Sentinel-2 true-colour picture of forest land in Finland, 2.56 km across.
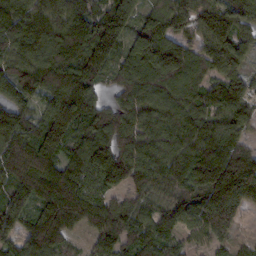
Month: February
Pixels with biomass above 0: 93%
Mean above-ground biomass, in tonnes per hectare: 132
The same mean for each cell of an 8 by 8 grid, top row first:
160 127 125 170 102 153 154 145
102 161 172 134 190 154 129 111
147 145 186 79 147 163 110 98
141 123 169 103 132 130 105 113
152 177 119 162 129 118 153 104
129 154 133 157 120 110 149 236
126 147 155 120 85 105 175 120
101 166 32 122 122 65 70 44
